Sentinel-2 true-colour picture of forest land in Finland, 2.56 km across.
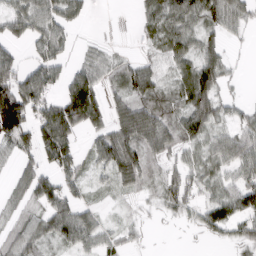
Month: March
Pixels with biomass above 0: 73%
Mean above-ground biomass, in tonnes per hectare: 53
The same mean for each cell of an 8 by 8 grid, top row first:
57 76 30 0 36 65 57 49
27 59 14 12 14 56 52 7
95 69 85 35 76 47 91 10
162 86 140 56 75 57 86 31
69 99 37 97 78 54 47 70
35 59 47 55 62 53 49 55
29 72 52 10 14 42 62 80
42 42 71 37 15 1 16 44
